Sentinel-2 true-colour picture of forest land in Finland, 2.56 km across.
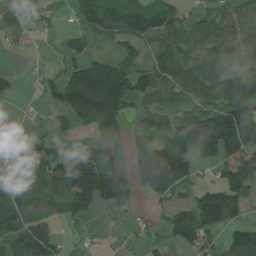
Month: July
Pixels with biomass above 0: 69%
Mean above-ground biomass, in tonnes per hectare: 82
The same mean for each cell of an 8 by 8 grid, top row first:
44 23 65 123 121 72 66 97
18 1 70 32 51 80 76 127
16 44 166 179 88 77 113 114
6 27 156 139 45 57 98 132
21 51 13 57 62 111 162 131
63 120 185 174 95 121 17 147
113 95 88 70 12 58 197 93
84 85 12 6 30 57 55 122
